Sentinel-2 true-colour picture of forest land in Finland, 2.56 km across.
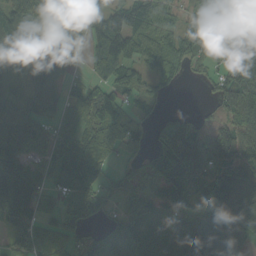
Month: September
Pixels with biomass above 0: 82%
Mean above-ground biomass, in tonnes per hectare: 89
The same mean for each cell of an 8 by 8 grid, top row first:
89 72 89 115 125 45 90 87
132 99 59 144 87 97 94 95
66 92 35 83 64 54 36 103
123 69 90 149 42 20 27 99
140 73 102 100 36 122 102 105
182 65 100 37 68 180 94 92
163 39 82 30 103 76 60 107
69 90 42 91 148 125 116 82
